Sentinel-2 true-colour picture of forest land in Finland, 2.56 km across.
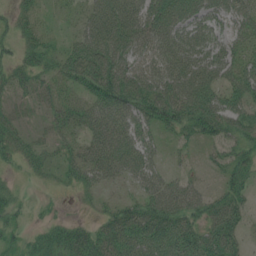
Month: July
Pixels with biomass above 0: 76%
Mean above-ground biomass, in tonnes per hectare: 48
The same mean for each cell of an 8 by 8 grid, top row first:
24 11 27 86 63 66 51 56
25 31 57 84 47 66 54 46
41 33 67 101 66 71 68 65
14 24 52 79 65 80 90 61
31 19 44 79 46 21 34 48
8 13 41 45 49 25 13 47
24 7 7 32 58 66 51 52
23 43 62 69 69 72 74 41
